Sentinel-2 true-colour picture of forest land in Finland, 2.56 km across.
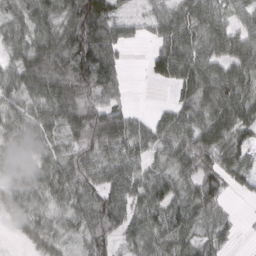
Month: March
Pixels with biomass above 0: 85%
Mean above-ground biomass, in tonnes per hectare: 64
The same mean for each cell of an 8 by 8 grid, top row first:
60 75 134 82 29 53 76 41
56 103 134 83 14 102 66 63
70 122 129 75 13 67 87 73
43 80 103 91 14 52 71 80
31 49 73 80 53 77 80 58
35 64 85 58 58 58 66 55
41 37 63 101 69 77 62 3
11 38 40 66 67 76 42 8
